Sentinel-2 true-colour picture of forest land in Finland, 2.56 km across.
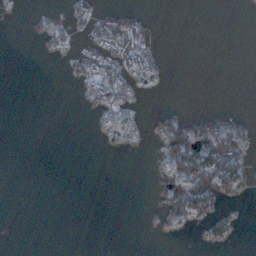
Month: December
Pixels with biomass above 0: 20%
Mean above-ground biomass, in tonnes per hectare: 16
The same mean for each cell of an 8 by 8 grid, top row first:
4 6 35 42 16 0 0 0
0 9 22 61 46 0 0 0
0 0 24 71 17 0 0 0
0 0 0 16 7 15 12 6
0 0 0 1 3 115 81 58
0 0 0 0 0 77 111 45
0 0 0 0 0 51 35 4
0 0 0 0 0 0 9 2
